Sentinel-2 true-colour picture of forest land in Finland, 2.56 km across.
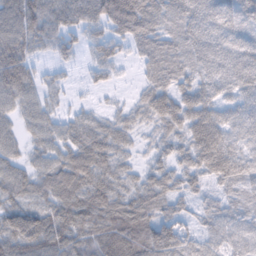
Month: February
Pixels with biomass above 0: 90%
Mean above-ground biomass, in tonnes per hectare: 81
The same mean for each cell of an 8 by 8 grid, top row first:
80 83 69 109 126 96 132 122
84 43 35 54 67 86 112 111
92 28 9 22 41 94 109 124
54 45 29 31 73 148 159 127
42 57 85 77 24 64 186 107
69 75 98 79 48 67 81 109
76 68 88 88 87 48 52 65
98 92 76 109 119 108 64 79
